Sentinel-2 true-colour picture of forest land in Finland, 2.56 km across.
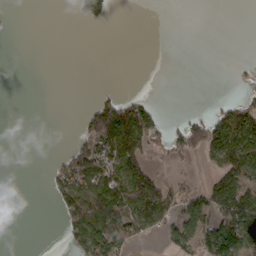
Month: March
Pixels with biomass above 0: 31%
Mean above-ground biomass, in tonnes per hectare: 37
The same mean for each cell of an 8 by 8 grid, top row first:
0 0 26 18 0 0 0 0
0 0 0 0 0 0 0 0
0 0 0 0 0 0 0 3
0 0 12 120 58 2 22 71
0 0 41 116 80 45 126 105
0 20 100 90 96 16 29 88
0 3 113 136 128 57 87 123
0 0 76 111 29 57 92 60
